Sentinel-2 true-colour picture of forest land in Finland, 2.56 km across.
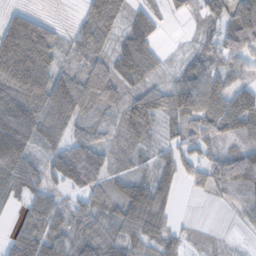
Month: November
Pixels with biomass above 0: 82%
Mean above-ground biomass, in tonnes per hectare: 71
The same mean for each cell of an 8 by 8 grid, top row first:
52 18 29 97 50 15 46 83
156 118 64 59 89 4 50 64
167 133 101 103 63 46 96 49
112 126 86 59 115 98 98 101
167 72 83 50 44 50 79 49
85 55 126 55 39 75 84 123
29 86 46 56 104 32 3 41
59 94 56 44 78 45 12 5
